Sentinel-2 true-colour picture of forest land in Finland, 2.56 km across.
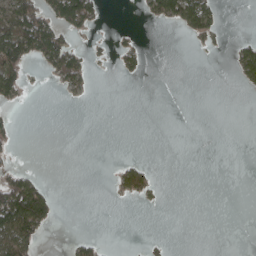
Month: April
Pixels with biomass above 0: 18%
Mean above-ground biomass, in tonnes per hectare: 21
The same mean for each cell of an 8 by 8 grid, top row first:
77 66 102 0 15 72 70 0
103 119 29 16 12 0 12 32
61 13 45 1 8 0 0 25
7 0 0 0 0 0 0 0
9 0 0 0 0 0 0 0
45 4 0 13 49 0 0 0
133 60 0 1 3 0 0 0
94 5 28 1 7 1 0 0
